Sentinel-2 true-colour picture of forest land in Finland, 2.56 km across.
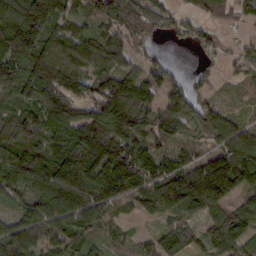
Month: February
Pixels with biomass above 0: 87%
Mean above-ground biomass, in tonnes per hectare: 90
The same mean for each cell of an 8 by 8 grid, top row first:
139 153 61 108 126 42 45 39
145 102 90 86 37 12 41 31
126 128 106 113 93 43 35 27
80 122 73 136 78 94 83 25
93 76 126 140 79 58 41 100
135 140 177 145 116 113 184 148
54 132 136 69 50 79 93 63
121 84 73 28 32 83 65 78
